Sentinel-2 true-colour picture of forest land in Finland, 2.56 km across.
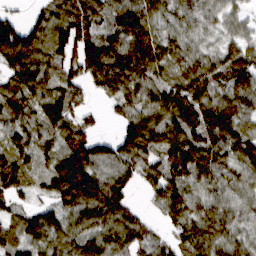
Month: March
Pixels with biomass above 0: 90%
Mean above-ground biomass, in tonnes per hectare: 83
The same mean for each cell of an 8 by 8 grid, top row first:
28 70 111 96 106 55 50 45
150 107 109 99 125 72 36 81
78 77 68 109 82 66 103 97
62 102 44 20 87 113 117 97
63 52 93 61 112 130 98 113
95 81 178 83 59 115 83 53
39 51 129 113 23 85 72 63
69 97 83 88 65 54 94 63
